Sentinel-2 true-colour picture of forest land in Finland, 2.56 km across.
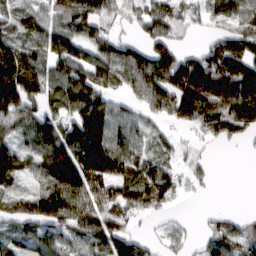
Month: March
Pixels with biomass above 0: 77%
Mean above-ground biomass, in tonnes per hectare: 89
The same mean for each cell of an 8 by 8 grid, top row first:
85 79 129 59 70 69 53 87
103 95 98 75 64 67 51 108
162 82 114 79 126 136 167 176
113 74 154 84 51 116 171 182
70 126 141 116 55 34 35 27
79 111 157 130 118 55 27 0
90 162 112 89 83 17 7 3
67 92 63 126 41 33 56 80
